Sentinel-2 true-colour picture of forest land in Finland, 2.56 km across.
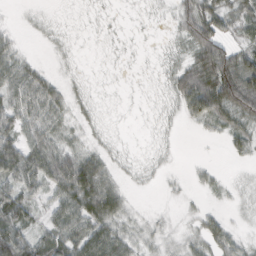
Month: February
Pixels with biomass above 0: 68%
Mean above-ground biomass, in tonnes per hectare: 30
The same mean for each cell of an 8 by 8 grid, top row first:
1 3 1 2 2 29 64 41
23 3 2 1 1 6 82 33
58 31 4 1 1 36 88 107
56 58 8 1 1 14 81 69
59 51 16 5 1 2 2 25
60 64 99 33 5 4 12 3
72 27 65 59 4 4 10 6
82 53 52 54 22 14 35 22
